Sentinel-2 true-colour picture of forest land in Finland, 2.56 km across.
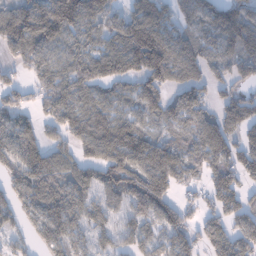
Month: January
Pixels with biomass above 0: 81%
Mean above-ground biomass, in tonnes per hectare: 83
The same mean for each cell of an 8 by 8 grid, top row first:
93 131 104 68 101 56 86 90
73 79 77 92 153 85 64 92
36 87 107 92 100 74 75 70
75 65 100 79 72 66 65 117
94 57 77 125 103 60 103 80
82 106 81 95 125 90 64 90
69 97 76 51 97 73 56 94
41 82 57 52 67 74 79 98
